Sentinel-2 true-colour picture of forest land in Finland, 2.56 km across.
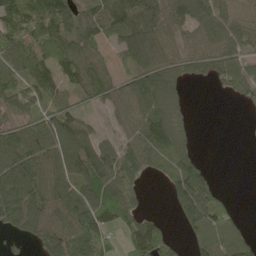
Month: May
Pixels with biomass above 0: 76%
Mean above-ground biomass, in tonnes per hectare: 82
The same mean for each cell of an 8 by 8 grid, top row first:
94 113 97 117 132 94 92 65
83 75 89 34 134 73 78 73
74 71 69 55 139 95 52 68
64 57 47 44 111 61 0 7
128 101 119 74 106 102 0 3
153 109 97 150 61 126 77 0
155 101 144 119 32 93 162 8
32 93 133 39 116 31 76 64
